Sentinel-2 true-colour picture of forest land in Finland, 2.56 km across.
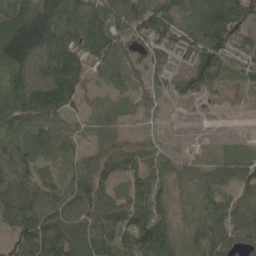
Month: May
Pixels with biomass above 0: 84%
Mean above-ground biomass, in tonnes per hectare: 91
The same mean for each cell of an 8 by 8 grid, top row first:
173 205 152 134 158 104 151 140
174 151 110 110 104 111 156 78
125 151 84 50 57 89 136 40
135 146 47 51 12 0 1 3
53 81 45 62 31 5 1 13
93 63 79 59 70 60 60 80
65 119 102 113 113 56 69 90
82 150 112 123 149 86 99 79
